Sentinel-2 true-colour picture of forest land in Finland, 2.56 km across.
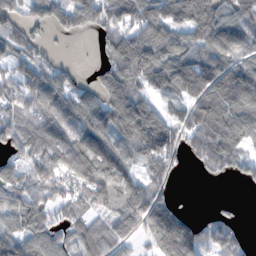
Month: November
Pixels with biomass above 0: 76%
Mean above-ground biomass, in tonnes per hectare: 86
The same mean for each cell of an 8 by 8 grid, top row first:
57 72 87 89 123 108 128 83
68 23 0 90 164 120 110 90
71 91 27 97 108 128 149 128
79 88 95 98 113 53 142 120
90 109 107 107 102 70 114 93
85 93 108 139 60 27 21 30
95 65 60 70 121 61 9 6
98 83 70 77 38 179 70 39
